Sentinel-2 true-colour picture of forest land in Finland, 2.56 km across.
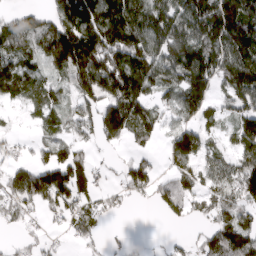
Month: March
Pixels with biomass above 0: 71%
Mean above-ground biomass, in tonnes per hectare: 103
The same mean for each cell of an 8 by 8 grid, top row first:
54 82 190 194 147 143 198 214
97 134 247 201 176 174 165 223
133 53 139 185 157 122 139 171
12 71 80 146 109 90 65 93
34 62 61 50 39 106 48 89
95 168 119 23 120 75 70 154
80 71 81 34 8 69 83 104
28 33 39 16 11 18 81 126
